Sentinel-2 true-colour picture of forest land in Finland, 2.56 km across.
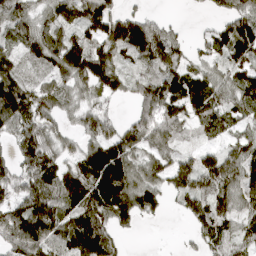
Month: April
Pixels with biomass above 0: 80%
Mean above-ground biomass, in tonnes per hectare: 86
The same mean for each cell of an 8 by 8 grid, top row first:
90 62 89 87 51 4 22 107
59 105 98 92 143 90 58 127
98 66 80 84 67 107 77 84
141 80 58 36 74 106 105 74
67 82 47 94 88 58 36 68
81 118 91 172 83 88 125 108
99 143 105 144 96 24 119 70
129 115 155 87 2 1 76 87
